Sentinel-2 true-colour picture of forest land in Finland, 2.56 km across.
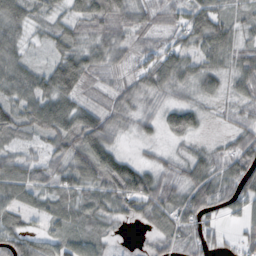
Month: October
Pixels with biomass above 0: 88%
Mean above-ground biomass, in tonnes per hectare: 50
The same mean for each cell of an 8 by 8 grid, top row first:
61 32 42 58 35 41 74 30
49 29 45 54 32 50 62 39
70 67 65 24 50 56 43 53
62 102 62 47 32 61 15 32
36 41 70 51 21 18 14 57
69 46 65 87 71 41 66 77
53 47 54 50 61 67 74 48
69 40 57 19 10 55 52 35
